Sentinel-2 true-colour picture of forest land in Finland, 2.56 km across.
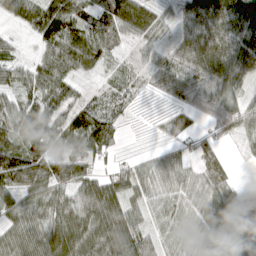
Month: April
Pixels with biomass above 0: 84%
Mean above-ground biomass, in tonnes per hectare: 67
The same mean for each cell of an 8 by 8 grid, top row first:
61 112 70 70 87 44 120 114
21 64 88 29 32 57 112 92
63 87 36 28 27 89 87 62
73 81 84 72 7 37 59 67
79 73 75 59 1 30 30 20
133 103 77 61 56 64 53 5
60 71 99 106 52 58 73 77
63 83 110 116 71 51 62 66
